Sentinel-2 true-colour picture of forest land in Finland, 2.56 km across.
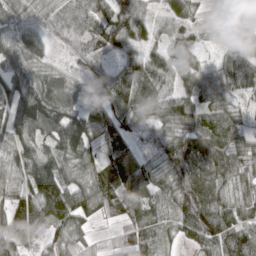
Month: March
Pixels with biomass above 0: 92%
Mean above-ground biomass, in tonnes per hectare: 64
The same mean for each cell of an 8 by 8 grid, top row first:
62 40 58 105 61 45 17 97
71 28 40 63 48 58 15 57
79 50 30 60 63 39 60 67
100 110 79 70 41 79 69 29
58 58 115 55 30 81 73 55
43 111 52 75 62 77 73 53
79 105 76 69 72 69 113 61
93 78 48 20 79 27 84 82
